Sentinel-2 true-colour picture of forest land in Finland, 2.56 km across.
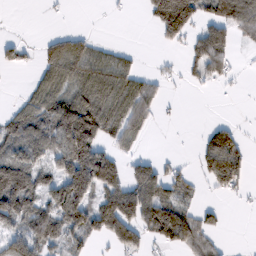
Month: February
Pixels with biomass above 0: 53%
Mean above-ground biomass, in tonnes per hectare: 62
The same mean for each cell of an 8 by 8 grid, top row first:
0 3 0 2 26 197 72 115
35 58 69 25 2 22 101 19
0 75 84 100 47 11 43 6
45 100 161 99 51 3 0 1
96 100 197 51 14 1 72 57
117 64 176 106 78 42 67 61
111 78 118 111 111 84 26 4
72 90 60 63 53 99 48 0
